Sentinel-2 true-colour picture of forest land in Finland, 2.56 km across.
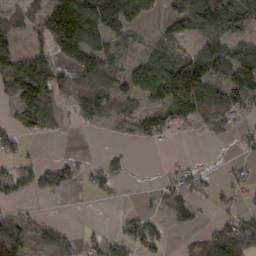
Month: February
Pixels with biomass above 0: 57%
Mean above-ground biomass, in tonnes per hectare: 50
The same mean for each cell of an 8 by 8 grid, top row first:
49 113 160 159 57 54 121 95
52 60 114 43 20 40 61 49
98 107 42 53 83 127 103 96
43 58 36 45 45 64 60 44
35 3 1 4 19 8 5 15
45 48 24 36 0 24 13 25
14 2 0 2 10 45 11 27
81 39 31 41 67 4 57 90
